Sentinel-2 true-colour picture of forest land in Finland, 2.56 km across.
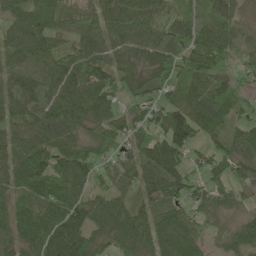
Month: May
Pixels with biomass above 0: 91%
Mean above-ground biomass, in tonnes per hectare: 80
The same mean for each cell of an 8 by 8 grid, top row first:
82 132 63 88 101 57 54 49
77 94 77 55 78 72 133 42
64 71 102 80 65 79 87 49
74 84 92 65 76 99 94 62
78 93 87 84 83 126 45 82
73 113 90 64 69 92 71 50
73 114 96 80 62 71 84 41
75 135 111 70 79 97 39 87
